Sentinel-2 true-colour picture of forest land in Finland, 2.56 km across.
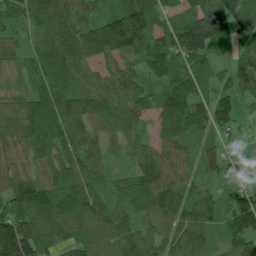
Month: July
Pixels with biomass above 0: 94%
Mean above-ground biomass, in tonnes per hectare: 99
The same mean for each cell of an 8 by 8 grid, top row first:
71 100 80 132 173 83 153 124
47 91 113 139 135 137 100 54
37 108 60 73 75 132 86 89
113 143 114 112 81 143 117 65
105 112 100 52 72 90 58 40
107 78 97 53 110 79 41 55
128 123 129 96 98 95 77 98
308 120 97 105 95 80 69 87
